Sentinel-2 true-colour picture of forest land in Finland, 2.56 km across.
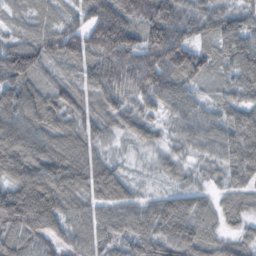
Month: October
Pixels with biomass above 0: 95%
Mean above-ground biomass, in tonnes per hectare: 71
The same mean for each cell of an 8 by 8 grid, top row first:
17 25 48 96 115 82 75 53
90 61 88 134 120 144 50 75
104 37 43 93 110 100 31 54
108 90 54 68 49 47 37 46
115 87 83 22 36 32 57 64
96 115 94 71 10 32 28 48
140 118 54 66 59 97 41 49
89 71 64 63 84 107 52 40
